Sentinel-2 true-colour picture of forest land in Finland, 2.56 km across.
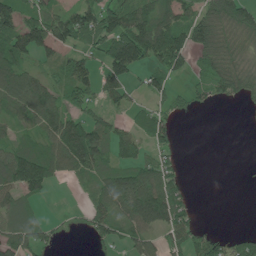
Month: June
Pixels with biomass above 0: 64%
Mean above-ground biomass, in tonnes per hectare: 60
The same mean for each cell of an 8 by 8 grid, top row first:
91 78 108 93 94 75 73 85
95 70 58 119 140 114 74 42
96 46 102 61 28 24 50 63
54 90 55 28 35 33 5 3
54 80 186 73 40 33 0 0
117 89 48 69 94 44 0 0
64 4 12 76 133 91 0 0
80 31 1 49 60 55 45 43
